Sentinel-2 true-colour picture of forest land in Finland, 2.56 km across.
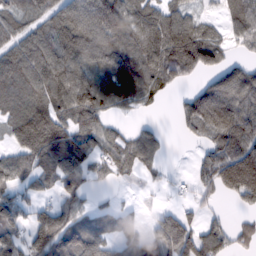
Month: February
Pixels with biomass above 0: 74%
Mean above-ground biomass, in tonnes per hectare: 75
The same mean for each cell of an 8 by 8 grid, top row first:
90 90 121 138 99 80 22 85
90 110 120 100 117 133 106 34
110 119 97 86 93 51 41 97
100 101 100 43 16 27 110 104
73 96 72 57 65 2 50 107
80 72 76 33 25 7 67 140
79 60 57 33 13 29 23 23
74 121 109 60 52 109 78 39
